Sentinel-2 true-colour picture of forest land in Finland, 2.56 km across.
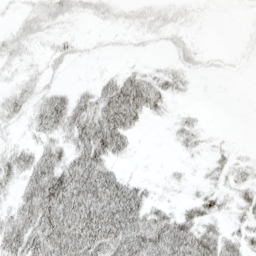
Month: April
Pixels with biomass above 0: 59%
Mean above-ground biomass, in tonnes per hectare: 28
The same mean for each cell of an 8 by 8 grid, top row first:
9 27 13 14 17 12 2 1
21 11 9 4 4 13 5 2
14 14 4 28 39 17 2 1
27 56 49 75 44 7 2 0
19 30 47 63 1 10 8 2
33 65 66 45 6 4 11 19
32 66 69 79 50 17 25 19
57 64 75 72 75 65 46 31
